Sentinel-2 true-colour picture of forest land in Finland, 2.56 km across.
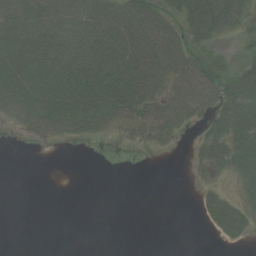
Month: August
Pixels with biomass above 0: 53%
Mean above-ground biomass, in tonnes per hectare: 27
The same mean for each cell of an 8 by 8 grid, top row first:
41 39 43 47 54 33 96 45
35 46 51 56 54 50 25 8
46 45 44 55 57 38 56 61
40 48 46 45 38 43 34 66
3 13 5 0 10 12 33 63
0 0 0 0 0 0 8 44
0 0 0 0 0 0 30 31
0 0 0 0 0 0 1 18
